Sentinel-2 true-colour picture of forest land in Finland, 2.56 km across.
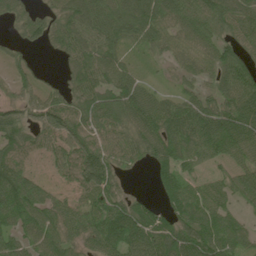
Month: June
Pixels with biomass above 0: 86%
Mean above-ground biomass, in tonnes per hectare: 72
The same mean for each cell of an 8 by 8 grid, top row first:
44 37 93 79 92 68 86 76
22 31 73 62 49 43 66 62
43 18 74 81 31 31 42 95
59 92 71 85 88 79 77 107
79 61 81 61 72 86 89 91
106 64 87 73 3 106 74 70
113 81 64 88 62 93 98 38
69 86 54 97 98 102 110 61
